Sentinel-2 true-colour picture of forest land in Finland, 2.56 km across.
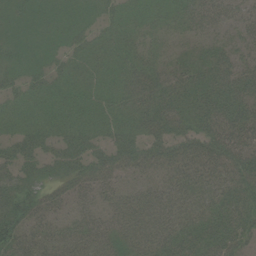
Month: August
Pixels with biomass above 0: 93%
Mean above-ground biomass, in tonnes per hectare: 39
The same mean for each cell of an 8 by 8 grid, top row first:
21 21 20 32 29 30 32 24
23 22 33 39 33 20 29 25
26 38 36 39 47 43 49 45
31 37 39 45 51 47 53 51
45 39 50 43 45 43 48 49
50 30 43 32 26 35 40 47
64 29 25 32 44 42 44 54
54 36 39 34 41 49 60 49
